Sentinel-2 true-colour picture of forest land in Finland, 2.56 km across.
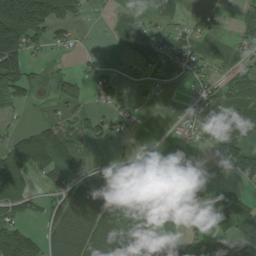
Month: July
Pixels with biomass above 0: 48%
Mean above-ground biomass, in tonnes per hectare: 51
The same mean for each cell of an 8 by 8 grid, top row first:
208 119 30 2 11 4 33 39
167 42 12 2 25 62 10 19
112 23 51 35 11 12 42 58
21 14 35 41 7 4 27 16
59 138 76 24 4 15 19 64
77 72 95 75 8 12 6 43
69 44 101 134 21 33 56 91
142 69 112 100 68 23 54 98
